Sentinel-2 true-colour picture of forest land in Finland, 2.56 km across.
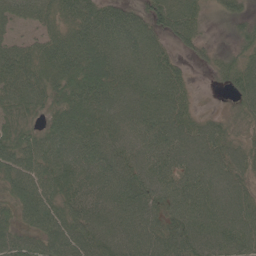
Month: June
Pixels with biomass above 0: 93%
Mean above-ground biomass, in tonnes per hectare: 66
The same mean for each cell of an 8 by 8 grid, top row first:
38 48 75 69 54 82 25 41
49 73 83 74 74 27 21 40
79 73 97 75 79 59 7 67
62 56 74 71 79 70 17 45
82 73 63 67 66 87 80 47
80 75 71 69 78 78 80 53
62 83 63 73 76 67 77 73
57 65 76 85 81 78 78 77
